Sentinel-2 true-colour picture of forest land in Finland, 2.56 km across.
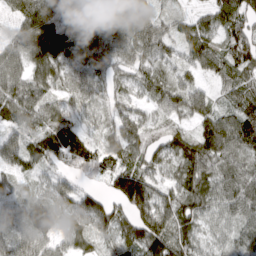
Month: March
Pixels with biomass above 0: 92%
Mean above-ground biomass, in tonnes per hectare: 75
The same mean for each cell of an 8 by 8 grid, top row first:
51 128 124 94 67 37 57 87
64 139 76 77 73 48 74 116
81 65 72 51 54 53 33 79
87 75 45 49 42 70 72 78
57 91 77 60 79 69 95 86
44 37 52 100 100 57 81 86
53 99 67 74 140 110 83 90
69 79 51 42 125 118 53 65
